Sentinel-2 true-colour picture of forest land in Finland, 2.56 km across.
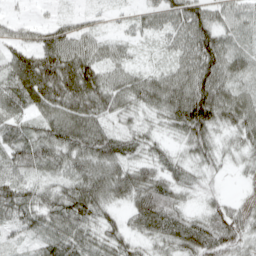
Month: April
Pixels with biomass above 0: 90%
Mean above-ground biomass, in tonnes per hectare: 57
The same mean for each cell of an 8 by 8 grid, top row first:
11 9 17 11 34 63 63 48
50 77 57 34 10 42 92 41
78 111 115 56 50 68 93 47
53 60 88 60 47 82 103 77
66 78 84 76 51 31 62 43
56 41 65 79 67 41 33 14
79 70 80 40 78 60 35 34
20 59 68 56 41 61 75 53
